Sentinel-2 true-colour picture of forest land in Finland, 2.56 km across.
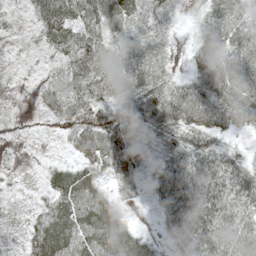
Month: May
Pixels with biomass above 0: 87%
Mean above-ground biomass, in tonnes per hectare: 42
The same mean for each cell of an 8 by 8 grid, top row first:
11 62 38 29 22 14 44 62
9 24 46 25 13 6 56 67
7 15 28 29 25 29 76 79
7 18 34 33 53 72 71 65
9 6 47 58 24 41 50 11
7 33 64 34 34 81 81 75
6 44 79 51 7 79 83 63
8 89 73 87 39 45 70 69
